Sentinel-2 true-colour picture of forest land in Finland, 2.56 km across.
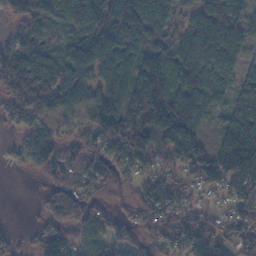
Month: November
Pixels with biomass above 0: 85%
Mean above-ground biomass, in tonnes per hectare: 93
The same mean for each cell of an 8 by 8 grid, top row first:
60 89 132 111 111 53 115 74
77 58 139 133 107 74 89 68
111 127 118 94 159 98 110 68
86 87 60 119 179 175 75 105
30 114 82 115 121 158 54 185
3 63 104 95 60 64 101 130
0 58 114 30 91 106 36 67
39 96 75 77 67 111 132 89
